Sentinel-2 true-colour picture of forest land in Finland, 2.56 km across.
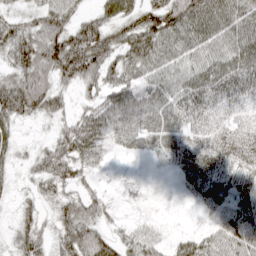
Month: April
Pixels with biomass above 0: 90%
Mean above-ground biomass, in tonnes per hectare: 57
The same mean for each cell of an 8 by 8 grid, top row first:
33 62 40 52 66 87 84 77
66 84 116 78 90 72 63 70
58 63 84 70 72 67 64 70
68 52 54 110 78 54 45 20
29 32 85 45 33 45 51 51
19 65 44 26 26 43 70 57
24 27 67 34 42 36 49 63
37 34 73 51 53 47 58 67
